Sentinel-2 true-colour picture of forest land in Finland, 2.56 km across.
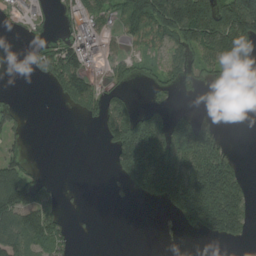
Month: August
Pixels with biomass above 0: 47%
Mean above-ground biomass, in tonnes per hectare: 76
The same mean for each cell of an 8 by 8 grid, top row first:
28 25 85 59 157 211 210 200
35 66 136 25 43 82 125 166
0 60 124 44 29 55 29 12
54 0 53 104 67 40 10 0
28 0 0 87 194 207 123 2
94 11 0 23 243 234 222 74
138 84 4 3 7 119 252 127
97 92 4 0 0 3 24 43
